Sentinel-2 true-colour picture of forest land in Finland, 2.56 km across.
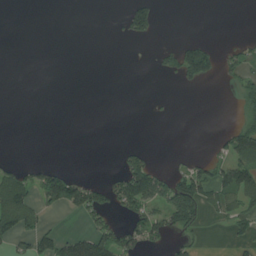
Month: July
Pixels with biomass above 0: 24%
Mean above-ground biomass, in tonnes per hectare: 32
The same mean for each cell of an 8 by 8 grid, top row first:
0 0 0 1 78 0 0 0
0 0 0 0 2 49 45 24
0 0 0 0 0 27 36 43
0 0 0 0 0 3 0 38
0 0 0 1 13 0 4 93
49 78 26 28 152 63 72 107
103 53 86 56 93 129 42 55
63 57 71 93 80 25 8 22
